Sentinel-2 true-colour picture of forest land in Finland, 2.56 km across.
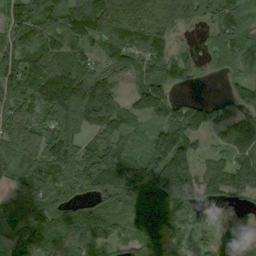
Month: September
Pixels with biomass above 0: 87%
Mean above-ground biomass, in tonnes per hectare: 117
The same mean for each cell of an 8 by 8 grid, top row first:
147 104 149 238 201 199 104 95
104 118 87 127 134 71 63 95
112 150 148 59 77 85 25 61
161 123 167 141 95 110 105 104
198 118 102 157 70 179 45 122
85 129 173 205 168 257 116 120
201 133 70 79 141 146 85 56
72 87 76 42 116 63 49 93
